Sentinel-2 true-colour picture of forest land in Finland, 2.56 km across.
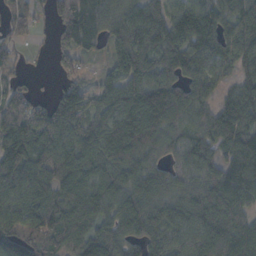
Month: October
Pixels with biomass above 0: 89%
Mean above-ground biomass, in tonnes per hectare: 103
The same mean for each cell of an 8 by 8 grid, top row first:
70 32 118 96 113 101 113 99
33 23 101 66 114 131 111 114
38 4 46 64 128 110 77 77
90 80 118 133 194 120 73 134
137 129 133 150 158 71 96 119
120 101 130 105 118 72 91 115
102 130 123 98 132 102 131 102
138 130 102 119 94 91 120 133
